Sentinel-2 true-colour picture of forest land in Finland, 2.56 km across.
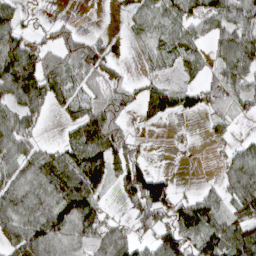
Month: April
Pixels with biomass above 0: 68%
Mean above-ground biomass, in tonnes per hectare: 62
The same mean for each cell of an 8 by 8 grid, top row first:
44 7 2 10 54 71 75 82
91 45 74 30 26 62 42 103
138 84 59 53 27 22 42 78
67 34 61 70 43 54 52 36
81 22 96 102 14 7 16 29
60 92 115 63 99 11 2 81
98 91 138 16 91 69 82 60
88 102 75 76 34 86 98 118
